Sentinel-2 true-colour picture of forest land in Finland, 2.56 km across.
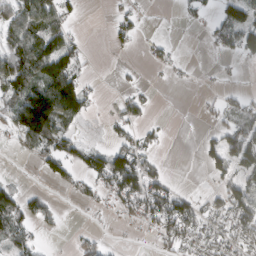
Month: March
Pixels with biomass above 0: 46%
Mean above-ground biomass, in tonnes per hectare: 42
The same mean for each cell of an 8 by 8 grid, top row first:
69 81 14 17 9 5 19 83
75 93 28 14 10 9 9 67
104 131 65 2 5 9 3 4
74 158 73 12 25 0 14 53
21 78 47 39 36 0 31 74
3 31 38 118 98 5 25 59
63 29 11 19 71 82 38 78
62 4 20 4 4 61 58 58
